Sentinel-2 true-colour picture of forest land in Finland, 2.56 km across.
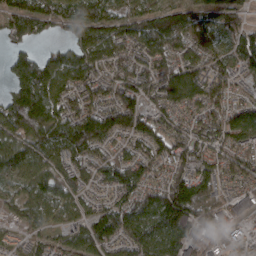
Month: March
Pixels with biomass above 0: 90%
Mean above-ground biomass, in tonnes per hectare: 98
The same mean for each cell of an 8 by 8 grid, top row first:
123 107 109 78 111 123 93 58
48 33 101 119 112 113 97 116
93 139 108 92 101 115 105 48
150 141 111 122 112 91 103 101
104 119 130 69 92 108 105 99
69 104 63 81 90 115 107 114
52 49 57 91 140 228 112 39
22 52 86 91 128 138 59 88
